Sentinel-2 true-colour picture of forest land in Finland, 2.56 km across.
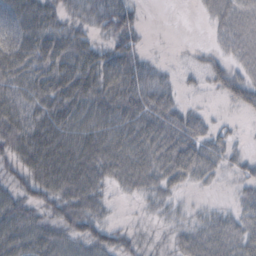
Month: October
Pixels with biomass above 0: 79%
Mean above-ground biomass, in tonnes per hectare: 36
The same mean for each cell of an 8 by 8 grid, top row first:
45 37 25 47 9 0 17 41
50 60 47 33 15 1 11 41
47 54 68 52 44 13 20 38
53 48 57 52 53 40 10 12
48 60 61 54 58 60 41 10
26 57 56 36 45 39 22 16
42 32 48 11 8 14 10 21
52 49 42 36 12 20 40 35
